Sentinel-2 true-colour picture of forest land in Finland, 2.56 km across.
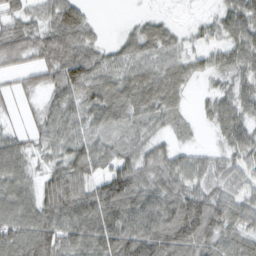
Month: February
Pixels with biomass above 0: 87%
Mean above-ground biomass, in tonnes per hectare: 53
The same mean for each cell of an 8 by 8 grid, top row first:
38 43 39 1 16 9 16 66
59 63 75 25 50 37 41 64
17 42 82 50 58 52 20 46
11 39 50 58 49 36 26 60
42 38 48 35 43 28 12 60
55 41 61 67 57 61 48 43
69 71 88 89 85 88 95 57
77 80 71 92 112 103 74 54
